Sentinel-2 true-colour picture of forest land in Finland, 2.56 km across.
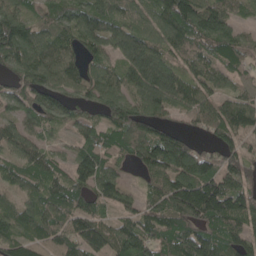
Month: May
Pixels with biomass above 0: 89%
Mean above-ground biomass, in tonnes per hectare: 96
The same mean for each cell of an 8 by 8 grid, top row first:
120 69 98 112 75 168 149 59
136 102 84 73 107 80 71 88
83 103 105 80 123 102 89 78
73 100 63 111 108 63 92 121
80 38 63 82 138 120 35 75
77 83 98 78 55 128 128 104
71 91 70 53 71 135 175 126
97 91 90 105 121 143 141 102
